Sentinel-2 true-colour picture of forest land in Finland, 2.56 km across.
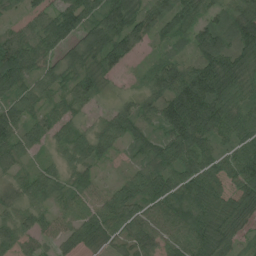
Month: July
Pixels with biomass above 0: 91%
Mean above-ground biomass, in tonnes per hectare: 64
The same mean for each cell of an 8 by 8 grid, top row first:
19 53 79 87 61 79 44 90
88 54 57 88 28 35 86 79
78 58 55 25 28 101 126 75
74 44 34 52 51 125 118 67
63 35 63 63 55 79 61 68
32 52 42 13 81 82 93 79
39 43 45 79 71 91 84 72
66 30 60 42 62 65 101 41
